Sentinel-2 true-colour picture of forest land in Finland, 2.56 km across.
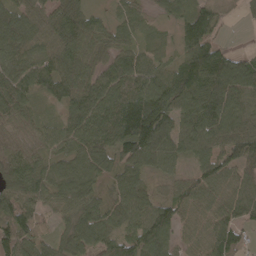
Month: April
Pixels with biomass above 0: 93%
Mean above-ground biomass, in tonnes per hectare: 75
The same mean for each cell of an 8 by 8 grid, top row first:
83 67 82 35 35 43 73 16
82 69 82 62 46 39 94 14
91 80 80 84 96 113 119 111
77 28 84 108 153 98 114 88
44 55 76 91 137 79 84 108
90 72 73 50 58 43 76 62
105 53 70 58 81 77 57 71
106 52 78 63 93 54 68 47
